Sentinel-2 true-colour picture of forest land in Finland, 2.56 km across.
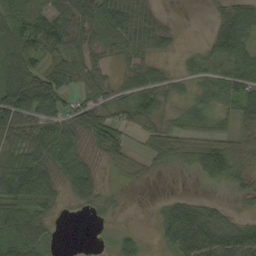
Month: September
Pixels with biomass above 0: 75%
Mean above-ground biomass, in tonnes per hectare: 49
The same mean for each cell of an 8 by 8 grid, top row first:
73 64 74 97 52 6 9 69
87 65 51 49 51 15 31 65
104 76 40 29 59 30 44 68
104 67 57 43 68 33 47 48
58 86 41 62 22 47 60 43
116 67 67 12 19 4 38 39
72 44 13 19 2 43 34 14
75 47 0 21 18 54 73 69
